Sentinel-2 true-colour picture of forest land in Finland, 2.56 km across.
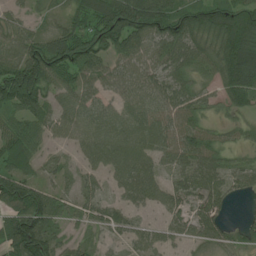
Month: June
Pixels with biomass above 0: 85%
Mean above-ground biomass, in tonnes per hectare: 69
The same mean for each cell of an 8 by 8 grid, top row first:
34 27 65 143 134 103 92 98
72 114 119 107 78 93 67 129
151 112 65 54 64 68 37 110
72 67 67 49 61 68 29 40
83 36 47 74 64 70 63 30
102 30 33 46 73 45 71 47
106 102 30 42 37 48 68 8
134 98 35 21 39 30 47 38
